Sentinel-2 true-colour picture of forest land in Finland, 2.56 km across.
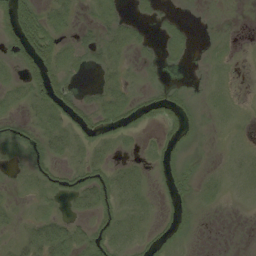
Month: August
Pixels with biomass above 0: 48%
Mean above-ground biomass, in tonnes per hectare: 10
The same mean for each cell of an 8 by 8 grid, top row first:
28 17 5 13 6 5 1 0
17 25 10 13 5 12 4 2
8 25 5 9 4 3 5 1
7 19 17 19 15 19 7 5
19 17 11 10 4 14 1 4
4 13 14 14 7 16 6 9
5 7 9 14 11 10 4 1
7 29 16 16 11 11 0 0
